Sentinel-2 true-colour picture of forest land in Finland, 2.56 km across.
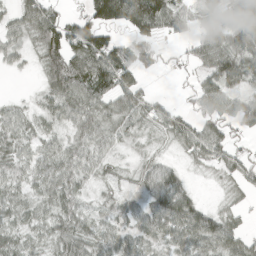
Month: April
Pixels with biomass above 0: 80%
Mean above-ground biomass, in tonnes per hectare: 50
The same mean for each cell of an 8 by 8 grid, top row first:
43 72 45 116 146 67 35 61
36 84 112 90 48 15 64 70
3 60 109 107 25 8 48 63
28 36 77 50 45 30 51 57
37 33 50 31 12 27 80 22
36 53 43 12 37 44 10 41
41 39 37 24 46 95 30 21
36 34 57 49 48 50 72 48
